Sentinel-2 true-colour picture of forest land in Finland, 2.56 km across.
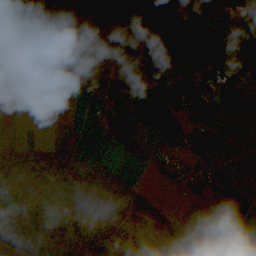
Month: October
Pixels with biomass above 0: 52%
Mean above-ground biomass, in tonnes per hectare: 60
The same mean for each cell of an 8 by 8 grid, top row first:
145 76 25 106 112 79 137 80
22 13 44 68 111 57 98 109
41 30 9 54 106 23 39 92
1 9 0 53 128 66 20 60
53 39 28 19 39 56 115 114
81 47 75 38 8 44 78 109
39 48 23 38 72 4 10 37
82 103 104 177 105 28 0 13
